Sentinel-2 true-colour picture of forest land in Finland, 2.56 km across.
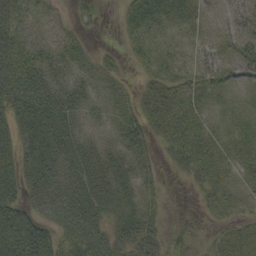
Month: September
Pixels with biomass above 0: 82%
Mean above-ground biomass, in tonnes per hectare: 31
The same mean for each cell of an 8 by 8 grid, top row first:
30 13 14 1 42 27 14 32
39 23 22 7 27 14 22 41
48 34 18 20 20 34 35 25
53 55 22 14 35 46 18 13
48 66 30 19 32 41 31 30
48 62 46 48 19 9 27 18
55 38 49 31 25 1 14 14
75 51 49 35 40 17 11 42
